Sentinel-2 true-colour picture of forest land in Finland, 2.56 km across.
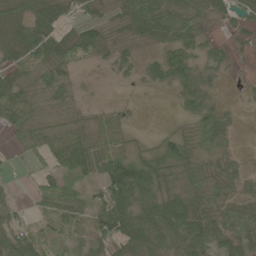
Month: June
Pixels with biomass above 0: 75%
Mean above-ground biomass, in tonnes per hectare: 38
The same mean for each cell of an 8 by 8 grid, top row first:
37 61 24 13 70 52 35 30
50 59 50 20 11 49 27 6
44 48 9 4 17 41 21 4
65 24 15 17 0 8 41 7
19 53 68 46 16 59 37 5
6 35 44 77 74 44 45 24
31 29 33 80 52 91 46 38
74 26 18 56 63 55 62 51
